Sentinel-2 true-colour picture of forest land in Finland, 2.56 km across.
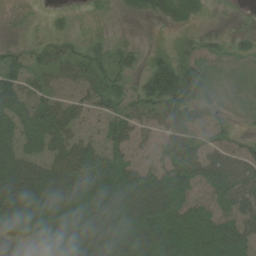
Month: August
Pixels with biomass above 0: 69%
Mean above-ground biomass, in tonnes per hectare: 40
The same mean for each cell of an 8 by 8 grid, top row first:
2 5 1 2 10 19 4 0
15 39 20 19 9 13 11 10
71 39 55 45 29 60 17 1
55 64 40 40 36 55 25 4
48 63 56 44 25 58 32 19
89 86 79 61 53 56 58 62
73 56 51 63 86 48 41 62
11 27 52 59 73 51 54 66
